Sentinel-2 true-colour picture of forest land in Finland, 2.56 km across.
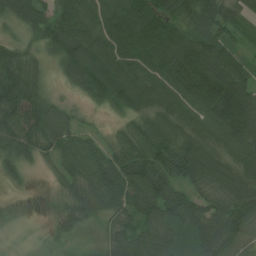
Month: July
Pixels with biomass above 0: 91%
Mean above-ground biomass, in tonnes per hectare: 78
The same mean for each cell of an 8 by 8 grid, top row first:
58 73 92 90 121 80 103 56
49 54 101 104 106 134 122 48
95 23 83 103 93 121 142 108
100 82 21 37 84 94 94 174
73 65 70 50 104 102 84 104
25 18 83 101 107 94 89 85
0 8 62 69 85 84 72 101
3 12 14 55 97 80 95 79
